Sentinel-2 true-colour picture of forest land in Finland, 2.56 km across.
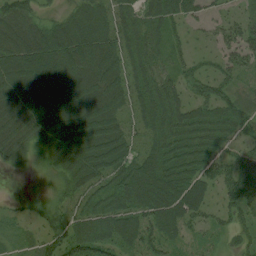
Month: August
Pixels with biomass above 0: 92%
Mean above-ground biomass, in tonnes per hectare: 51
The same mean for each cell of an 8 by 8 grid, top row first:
61 19 49 50 52 50 23 24
72 79 76 55 56 27 12 48
67 74 68 64 48 35 45 25
66 74 73 60 51 59 48 53
53 56 88 88 38 64 53 35
4 14 73 66 85 70 49 54
14 33 43 66 71 73 38 53
17 48 79 60 57 39 22 26
